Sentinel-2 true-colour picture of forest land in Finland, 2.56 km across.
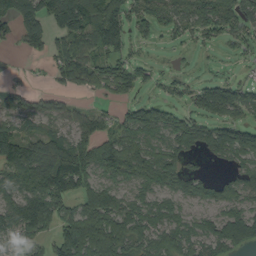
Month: September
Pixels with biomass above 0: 72%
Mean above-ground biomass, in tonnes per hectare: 80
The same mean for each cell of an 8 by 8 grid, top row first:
99 95 135 112 76 76 93 89
20 65 92 100 22 19 23 37
12 14 64 108 41 35 47 33
67 55 45 37 95 46 89 80
55 71 98 107 92 87 90 138
91 160 155 65 79 107 52 72
113 166 88 123 72 51 49 72
78 66 212 140 75 79 90 97
